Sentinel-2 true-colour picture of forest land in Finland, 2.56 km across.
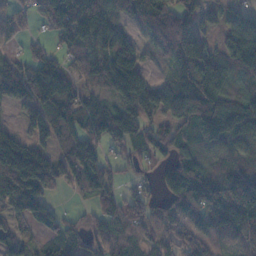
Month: November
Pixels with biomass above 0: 82%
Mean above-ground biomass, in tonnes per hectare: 85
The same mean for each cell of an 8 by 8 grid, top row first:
38 78 185 116 70 91 45 87
15 32 83 95 25 103 80 136
110 151 76 124 65 73 146 61
6 93 110 101 109 76 132 115
150 79 124 55 62 77 85 77
176 141 101 45 25 95 83 81
79 61 16 47 49 97 121 156
65 57 39 76 53 75 81 79
